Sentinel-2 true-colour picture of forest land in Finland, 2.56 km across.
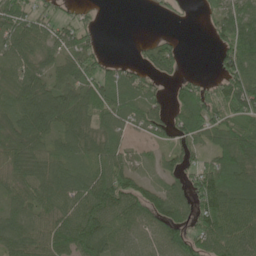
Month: June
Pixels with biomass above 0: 78%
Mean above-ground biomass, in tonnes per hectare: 74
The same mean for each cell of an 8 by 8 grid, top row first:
81 43 33 0 0 11 32 84
53 46 82 2 24 49 9 115
67 54 87 69 53 46 26 116
71 118 106 84 90 62 115 107
75 49 76 67 26 64 61 129
67 76 71 146 36 70 100 99
60 78 98 116 107 109 103 97
93 96 157 101 63 108 99 95
